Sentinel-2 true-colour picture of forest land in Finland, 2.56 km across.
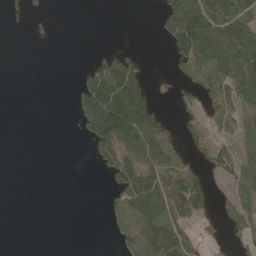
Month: May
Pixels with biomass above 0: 42%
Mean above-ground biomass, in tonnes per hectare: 44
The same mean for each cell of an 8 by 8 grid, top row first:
7 7 0 0 0 107 121 97
0 1 0 15 5 74 139 107
0 0 27 158 72 37 52 89
0 0 59 162 105 21 48 45
0 0 6 115 103 44 44 44
0 0 0 51 95 79 36 50
0 0 0 23 112 94 43 56
0 0 0 11 92 86 30 36
